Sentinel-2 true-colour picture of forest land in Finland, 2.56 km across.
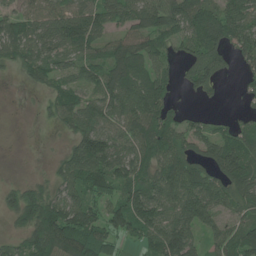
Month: June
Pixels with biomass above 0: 76%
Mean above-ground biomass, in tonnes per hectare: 78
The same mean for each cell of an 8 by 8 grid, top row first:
63 75 96 77 92 112 122 97
78 77 81 69 79 49 113 76
11 54 59 112 93 36 86 26
0 25 90 83 123 37 11 18
0 1 86 87 106 86 91 105
3 26 109 115 87 118 87 137
80 106 110 70 120 103 107 70
35 121 140 82 69 141 55 100
